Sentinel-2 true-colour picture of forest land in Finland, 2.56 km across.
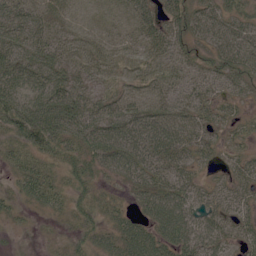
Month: June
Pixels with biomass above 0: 91%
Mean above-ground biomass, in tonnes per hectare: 44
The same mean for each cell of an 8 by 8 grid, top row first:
58 38 12 10 36 45 49 40
53 55 35 23 34 44 44 57
65 60 36 23 29 42 48 47
77 77 62 57 56 50 40 21
40 55 49 71 68 63 37 25
27 36 42 30 53 53 22 37
19 26 33 28 40 77 52 43
7 8 31 43 72 71 70 40
